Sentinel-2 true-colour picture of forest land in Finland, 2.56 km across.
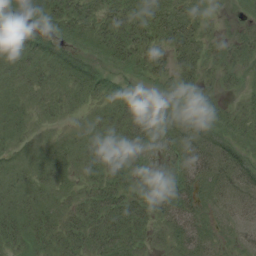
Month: August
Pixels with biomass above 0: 84%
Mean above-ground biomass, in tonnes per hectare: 17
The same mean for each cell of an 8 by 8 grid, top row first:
21 29 25 21 28 29 8 6
15 12 16 27 23 30 16 21
9 11 18 15 16 24 10 13
9 7 5 12 27 13 22 14
8 7 10 14 16 19 23 19
9 10 8 17 14 23 29 24
12 11 16 28 22 33 13 12
18 18 21 25 13 17 16 10
